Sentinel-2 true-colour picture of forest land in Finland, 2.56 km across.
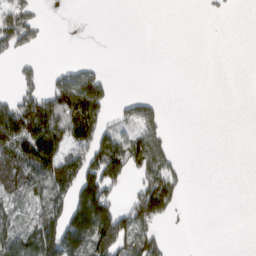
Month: March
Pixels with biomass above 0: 38%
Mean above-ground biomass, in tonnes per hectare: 54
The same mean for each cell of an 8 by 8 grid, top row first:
82 4 0 0 0 0 3 0
55 4 0 0 0 0 0 0
27 32 105 20 0 0 0 0
144 186 198 41 73 0 0 0
125 152 83 97 109 11 0 0
121 147 167 103 75 52 0 0
41 103 148 89 155 45 0 0
78 156 154 162 93 1 0 0
